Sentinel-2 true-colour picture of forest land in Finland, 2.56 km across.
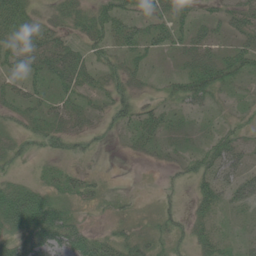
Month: June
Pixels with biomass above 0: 61%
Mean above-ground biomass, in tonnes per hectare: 28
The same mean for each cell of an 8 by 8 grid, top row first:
44 16 27 44 39 36 18 37
32 43 24 29 38 26 33 38
26 29 37 24 17 22 55 23
22 25 26 31 37 20 17 16
20 25 21 8 22 17 22 32
16 21 20 4 1 10 40 42
66 62 17 13 4 14 29 25
45 54 45 38 24 21 29 14
